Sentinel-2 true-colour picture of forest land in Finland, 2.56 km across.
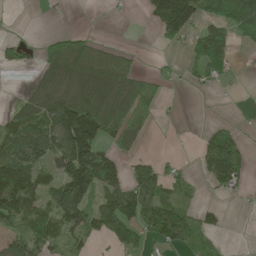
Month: May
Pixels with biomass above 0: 53%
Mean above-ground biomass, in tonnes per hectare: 62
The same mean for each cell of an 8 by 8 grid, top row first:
0 3 0 2 26 197 72 115
35 58 69 25 2 22 101 19
0 75 84 100 47 11 43 6
45 100 161 99 51 3 0 1
96 100 197 51 14 1 72 57
117 64 176 106 78 42 67 61
111 78 118 111 111 84 26 4
72 90 60 63 53 99 48 0
